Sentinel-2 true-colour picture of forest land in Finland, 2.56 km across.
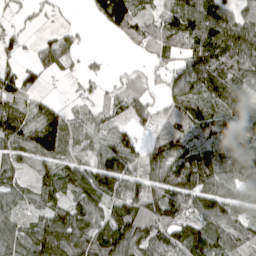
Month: April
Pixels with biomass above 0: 80%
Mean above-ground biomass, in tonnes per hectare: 78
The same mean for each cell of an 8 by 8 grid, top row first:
32 21 4 136 68 97 109 77
34 62 29 3 53 61 111 125
68 21 30 24 42 73 104 95
68 51 45 46 58 97 81 83
62 119 61 93 53 111 91 81
45 62 96 148 86 88 132 112
49 70 98 92 114 94 100 80
89 125 96 138 98 104 120 68
